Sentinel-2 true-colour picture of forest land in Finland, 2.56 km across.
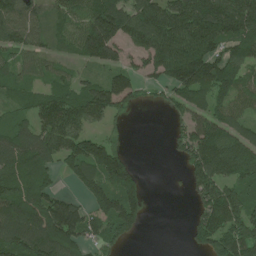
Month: June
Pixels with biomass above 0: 76%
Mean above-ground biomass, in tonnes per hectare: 111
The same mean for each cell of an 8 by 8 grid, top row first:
114 84 97 167 147 167 194 174
93 54 97 123 122 196 157 123
76 71 62 80 54 152 170 107
57 154 145 82 10 64 112 66
120 133 128 64 0 54 178 121
156 108 107 170 26 5 177 138
163 171 91 160 77 0 154 142
158 191 107 87 7 0 150 171
